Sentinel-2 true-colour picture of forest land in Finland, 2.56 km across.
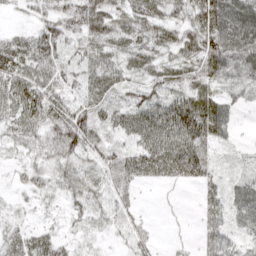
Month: April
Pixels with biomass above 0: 85%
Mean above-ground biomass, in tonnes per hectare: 46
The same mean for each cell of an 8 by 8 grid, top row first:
11 39 68 55 62 38 87 95
55 67 36 38 48 58 77 83
77 65 33 51 43 41 53 47
72 67 52 50 74 89 74 17
33 44 70 30 72 102 52 11
13 35 44 34 53 47 34 22
11 17 33 36 7 4 40 48
52 51 18 11 25 6 39 31
